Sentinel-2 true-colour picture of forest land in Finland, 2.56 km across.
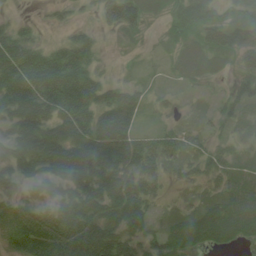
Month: July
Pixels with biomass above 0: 90%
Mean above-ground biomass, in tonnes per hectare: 80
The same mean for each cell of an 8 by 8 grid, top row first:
20 17 25 99 70 68 85 70
134 57 106 10 17 47 95 138
155 163 167 34 21 28 33 49
109 94 147 152 46 25 18 40
91 152 148 158 68 55 36 26
92 89 168 107 94 32 47 59
94 76 119 94 83 17 42 64
105 144 160 119 63 80 53 38
